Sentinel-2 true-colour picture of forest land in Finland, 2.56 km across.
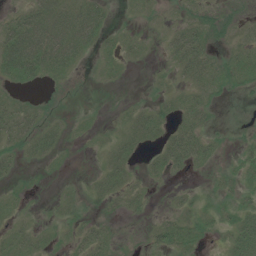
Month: July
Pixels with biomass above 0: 54%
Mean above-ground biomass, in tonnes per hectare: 19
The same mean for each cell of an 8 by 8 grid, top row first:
26 61 51 9 8 8 14 7
85 85 47 14 9 43 25 18
38 19 2 8 2 15 32 21
31 9 3 2 19 20 15 0
23 30 4 16 19 43 17 7
11 5 2 29 11 8 5 21
9 3 11 9 11 14 10 23
23 11 22 14 8 35 8 34
